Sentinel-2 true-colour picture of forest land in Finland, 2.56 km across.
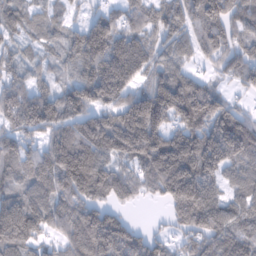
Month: February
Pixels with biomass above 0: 88%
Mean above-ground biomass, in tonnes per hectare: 121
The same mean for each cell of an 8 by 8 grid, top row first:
74 60 21 69 83 103 151 88
44 48 148 180 125 90 81 74
60 42 129 237 95 144 47 61
135 149 128 117 215 153 153 65
93 105 209 179 207 182 188 212
97 150 199 110 84 220 141 100
195 130 134 78 6 120 162 106
163 55 165 215 104 41 109 130
